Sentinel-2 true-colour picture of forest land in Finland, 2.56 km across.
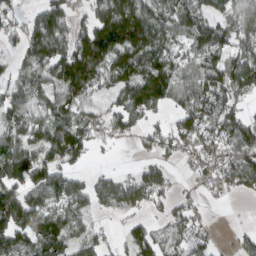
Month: March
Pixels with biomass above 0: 74%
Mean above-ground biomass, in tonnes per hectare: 86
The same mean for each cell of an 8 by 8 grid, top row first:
47 98 49 170 128 86 56 99
42 123 128 161 142 69 107 91
68 77 158 69 127 122 122 135
96 76 81 68 105 71 129 74
92 102 101 22 39 83 92 141
132 112 39 42 80 24 64 100
170 94 56 42 41 54 23 2
95 124 64 30 108 79 41 32
